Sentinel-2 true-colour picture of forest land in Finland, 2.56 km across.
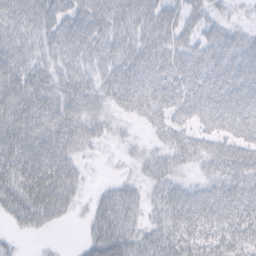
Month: February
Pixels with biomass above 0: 87%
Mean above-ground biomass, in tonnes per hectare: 49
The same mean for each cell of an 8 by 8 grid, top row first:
51 56 57 69 72 48 36 9
45 41 59 52 61 50 48 54
65 49 49 46 49 44 48 64
72 68 59 30 40 43 59 79
73 74 54 18 14 37 36 58
64 90 33 9 27 31 32 63
60 79 17 69 36 56 64 66
12 5 11 88 45 56 49 58
